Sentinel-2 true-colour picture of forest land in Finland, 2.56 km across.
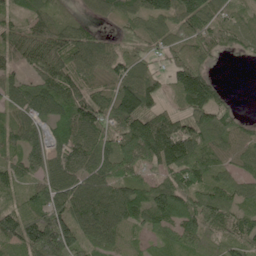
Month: June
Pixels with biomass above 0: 89%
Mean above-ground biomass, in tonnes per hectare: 91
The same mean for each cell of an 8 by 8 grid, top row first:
44 85 52 78 78 107 90 49
72 90 101 57 54 71 71 39
53 91 75 78 105 90 95 0
69 72 129 122 145 50 126 28
63 70 95 103 192 173 109 81
68 83 97 108 57 127 100 61
75 140 140 140 118 137 132 64
95 236 108 94 46 74 78 67
